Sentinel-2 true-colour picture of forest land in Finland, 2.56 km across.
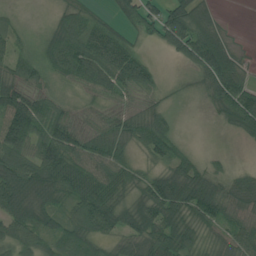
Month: July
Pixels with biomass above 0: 81%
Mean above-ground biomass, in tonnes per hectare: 63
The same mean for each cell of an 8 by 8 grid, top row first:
11 14 57 28 67 83 57 0
38 65 93 103 18 60 127 15
73 39 68 89 65 4 75 68
132 67 31 40 44 10 18 130
116 85 67 66 65 45 0 9
129 110 80 68 44 85 68 24
104 70 75 75 83 93 102 69
79 54 74 30 68 97 25 75
